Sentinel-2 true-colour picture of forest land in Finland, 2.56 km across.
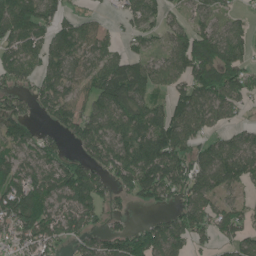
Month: June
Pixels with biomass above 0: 77%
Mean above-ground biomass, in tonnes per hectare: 89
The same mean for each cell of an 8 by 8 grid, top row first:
142 92 45 22 82 28 63 31
94 106 85 45 46 76 143 83
67 88 74 157 113 75 154 98
105 66 89 124 104 98 107 41
99 64 75 110 128 130 67 81
95 96 130 79 134 121 118 93
157 96 102 36 27 68 96 56
77 101 68 88 136 108 45 74
